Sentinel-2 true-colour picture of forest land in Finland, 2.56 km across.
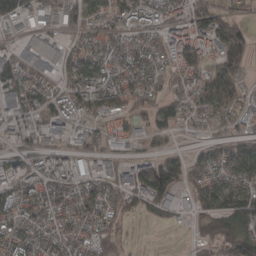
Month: March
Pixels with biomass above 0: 80%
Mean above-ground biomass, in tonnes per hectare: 80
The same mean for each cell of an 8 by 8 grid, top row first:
136 76 105 77 93 89 127 70
62 95 57 96 86 101 85 152
118 65 84 71 86 65 106 87
76 88 81 99 79 73 84 72
54 56 78 53 35 11 55 86
67 89 70 82 133 105 115 85
73 83 78 67 64 49 63 118
80 66 73 108 1 0 67 111
